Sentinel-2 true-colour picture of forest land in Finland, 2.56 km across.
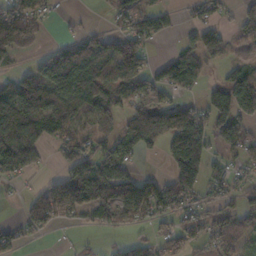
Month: November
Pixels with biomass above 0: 64%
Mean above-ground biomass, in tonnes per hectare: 79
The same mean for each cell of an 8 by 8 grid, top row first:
93 36 7 31 48 5 63 56
93 28 65 66 69 31 108 42
74 138 132 117 96 105 50 107
175 134 96 89 131 121 100 130
157 65 81 67 84 135 91 72
50 20 155 135 65 140 77 34
8 113 88 111 117 89 49 81
44 10 9 14 44 98 81 67
